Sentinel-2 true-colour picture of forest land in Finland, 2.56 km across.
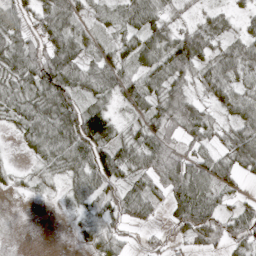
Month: April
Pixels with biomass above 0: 80%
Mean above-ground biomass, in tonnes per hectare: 45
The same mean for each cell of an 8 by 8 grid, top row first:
48 57 36 20 52 18 28 19
55 63 41 25 49 76 44 48
46 101 49 39 48 54 57 42
40 68 90 40 35 79 33 58
7 58 97 65 58 44 32 75
15 23 50 72 53 98 72 42
1 3 27 51 44 54 79 38
0 0 12 42 13 13 43 54
